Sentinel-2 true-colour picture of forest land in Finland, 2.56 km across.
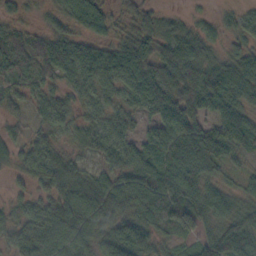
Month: October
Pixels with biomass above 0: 92%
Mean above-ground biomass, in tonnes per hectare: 63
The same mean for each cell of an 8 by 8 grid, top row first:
31 31 71 45 56 25 14 32
52 46 43 45 82 93 50 40
41 38 51 55 78 126 103 79
24 52 35 47 56 107 60 79
35 48 36 76 61 90 112 72
24 78 54 64 88 87 69 28
33 63 98 83 91 115 70 62
68 71 70 90 92 46 66 98
